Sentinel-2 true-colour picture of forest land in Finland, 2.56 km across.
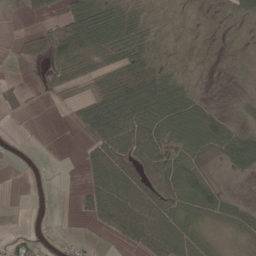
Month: May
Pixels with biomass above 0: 55%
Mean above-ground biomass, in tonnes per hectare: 52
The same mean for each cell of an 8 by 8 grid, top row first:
1 38 105 53 18 3 1 12
19 89 146 90 41 1 0 3
5 35 77 102 111 39 1 3
7 2 68 183 155 109 54 8
11 0 25 145 135 62 80 81
1 7 11 126 97 91 39 19
0 9 24 130 125 87 77 39
29 10 10 24 98 120 20 12
